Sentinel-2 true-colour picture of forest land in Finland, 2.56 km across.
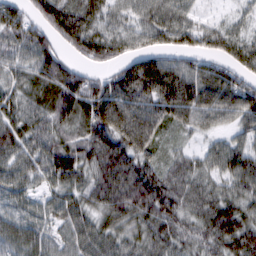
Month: March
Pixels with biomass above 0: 92%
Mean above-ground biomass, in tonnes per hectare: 73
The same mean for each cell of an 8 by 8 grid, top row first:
67 104 97 54 55 62 20 25
69 76 77 79 53 66 67 61
52 88 89 73 122 94 92 73
67 72 77 118 105 95 82 87
94 80 83 105 91 26 28 47
71 65 68 93 99 67 53 89
57 47 64 79 88 77 70 79
77 52 65 67 66 70 73 92
